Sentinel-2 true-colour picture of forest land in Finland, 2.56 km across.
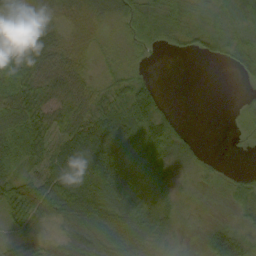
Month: September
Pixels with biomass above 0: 79%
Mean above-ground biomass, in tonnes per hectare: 40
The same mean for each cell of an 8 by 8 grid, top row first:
48 62 58 52 50 40 30 38
36 55 43 16 19 12 27 46
43 45 42 34 25 0 0 6
60 44 49 56 65 11 0 9
40 40 86 81 58 48 1 1
35 55 70 62 63 27 11 9
51 70 64 65 61 34 6 21
25 28 74 78 86 14 31 48
